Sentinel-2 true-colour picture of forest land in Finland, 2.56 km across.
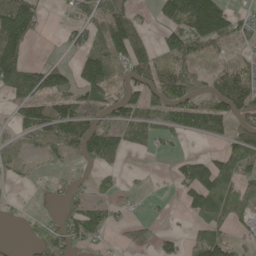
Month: May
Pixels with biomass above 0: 57%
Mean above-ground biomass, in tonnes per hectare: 56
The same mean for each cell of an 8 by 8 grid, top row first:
146 14 36 84 14 107 223 37
123 1 54 82 56 85 57 22
126 93 73 59 61 103 38 80
42 81 90 60 65 63 78 85
27 54 94 75 39 13 17 93
24 11 11 14 4 24 87 69
5 5 52 34 6 5 122 66
2 73 49 10 20 24 83 32
